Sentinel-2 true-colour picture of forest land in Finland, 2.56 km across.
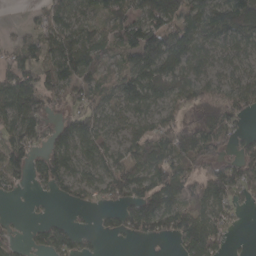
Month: April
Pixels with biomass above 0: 73%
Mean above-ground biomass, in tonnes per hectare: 73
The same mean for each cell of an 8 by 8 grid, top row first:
0 44 62 77 92 124 120 120
38 66 96 46 159 121 73 73
86 65 104 36 117 94 62 56
107 63 69 52 77 56 107 57
93 56 108 60 87 95 102 52
69 75 75 118 99 111 102 93
1 4 29 43 123 100 71 28
18 74 37 16 42 64 127 4
